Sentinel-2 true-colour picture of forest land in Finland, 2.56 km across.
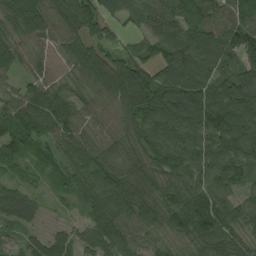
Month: August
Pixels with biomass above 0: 94%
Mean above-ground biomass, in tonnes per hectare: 77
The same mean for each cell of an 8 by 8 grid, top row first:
84 96 109 36 51 86 103 139
55 40 78 48 68 94 109 137
40 61 56 94 102 121 91 94
80 101 63 47 93 129 129 117
78 58 73 60 80 98 91 113
29 24 58 82 74 78 82 58
68 15 27 91 84 84 101 72
32 69 55 107 60 57 83 64
